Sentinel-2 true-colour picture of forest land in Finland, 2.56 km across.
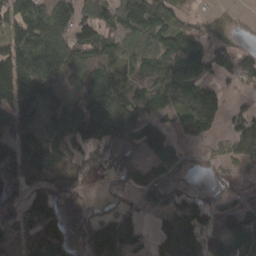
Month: March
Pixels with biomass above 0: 73%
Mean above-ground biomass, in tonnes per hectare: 93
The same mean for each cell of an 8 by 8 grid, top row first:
96 118 93 88 148 70 28 10
122 148 128 96 76 108 88 45
152 145 85 131 91 93 51 59
143 175 206 167 104 81 139 55
119 163 103 89 151 41 28 78
121 102 53 15 58 29 13 13
90 144 4 50 22 100 77 117
67 176 33 141 44 142 73 149
